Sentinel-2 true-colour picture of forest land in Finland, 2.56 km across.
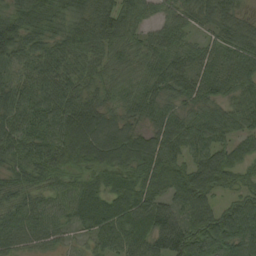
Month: August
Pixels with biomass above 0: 95%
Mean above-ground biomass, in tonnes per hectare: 70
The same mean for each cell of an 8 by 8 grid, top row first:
84 76 71 85 46 52 65 53
85 63 75 59 53 66 48 72
43 67 62 49 60 78 77 72
71 74 92 64 62 54 55 64
77 77 104 106 82 68 76 50
55 65 46 58 70 88 91 53
68 62 76 82 93 70 68 69
66 51 23 75 91 126 90 84
